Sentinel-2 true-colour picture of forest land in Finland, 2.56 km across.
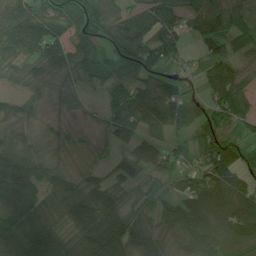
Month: June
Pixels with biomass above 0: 83%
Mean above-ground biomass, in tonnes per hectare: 75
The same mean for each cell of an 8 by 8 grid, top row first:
111 91 110 68 82 65 91 62
109 148 74 62 99 60 47 45
33 53 53 61 79 42 56 61
30 13 16 76 115 95 66 78
36 19 15 37 72 31 91 57
84 40 41 57 52 51 115 88
84 54 119 106 53 89 188 157
80 78 70 143 97 95 137 127
